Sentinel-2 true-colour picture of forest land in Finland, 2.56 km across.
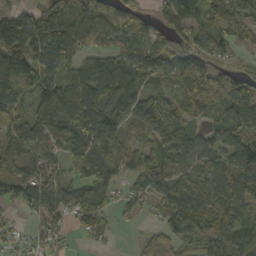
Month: October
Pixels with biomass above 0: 83%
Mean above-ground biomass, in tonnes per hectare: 77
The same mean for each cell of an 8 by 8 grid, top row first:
89 99 116 76 54 80 70 59
157 140 75 60 83 59 76 40
145 38 96 129 66 63 67 68
65 66 121 77 88 65 49 98
89 73 72 78 59 90 69 153
77 75 47 59 92 80 81 138
33 104 75 33 22 102 99 88
31 40 10 13 28 69 90 95
